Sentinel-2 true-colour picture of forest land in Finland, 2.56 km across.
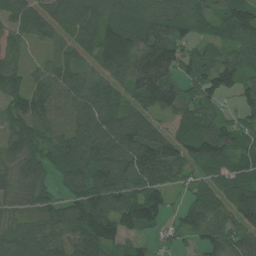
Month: July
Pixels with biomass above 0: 91%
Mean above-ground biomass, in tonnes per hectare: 84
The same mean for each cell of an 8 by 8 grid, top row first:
97 71 70 67 79 77 68 114
50 32 47 156 120 86 47 76
75 89 82 83 172 86 80 81
68 68 106 108 81 75 78 49
76 64 116 136 144 92 114 77
82 58 97 122 96 67 60 79
50 64 95 123 147 33 104 104
78 75 80 97 43 26 75 78
